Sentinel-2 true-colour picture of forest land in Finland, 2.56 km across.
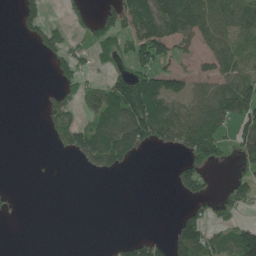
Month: June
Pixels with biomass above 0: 41%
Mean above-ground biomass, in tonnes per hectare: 59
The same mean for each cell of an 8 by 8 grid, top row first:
36 48 21 68 134 151 112 116
0 88 45 62 135 82 70 72
0 9 59 70 114 86 73 106
0 64 60 124 165 100 121 135
0 8 95 143 85 84 123 81
0 2 3 26 0 51 48 32
11 0 0 0 0 5 42 46
0 0 0 10 47 92 103 113
